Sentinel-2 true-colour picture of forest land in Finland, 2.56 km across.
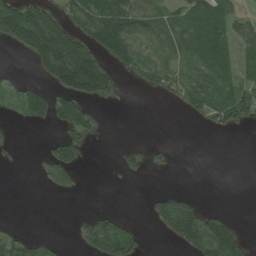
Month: July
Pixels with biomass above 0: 41%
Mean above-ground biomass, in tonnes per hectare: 42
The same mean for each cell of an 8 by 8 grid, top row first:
109 79 95 100 64 41 85 38
31 137 90 76 50 64 90 48
10 42 178 45 30 49 81 43
13 58 55 1 0 6 49 64
4 18 42 0 10 1 0 0
0 51 20 0 1 1 0 0
0 0 0 6 5 99 15 0
42 17 29 133 16 51 110 66
